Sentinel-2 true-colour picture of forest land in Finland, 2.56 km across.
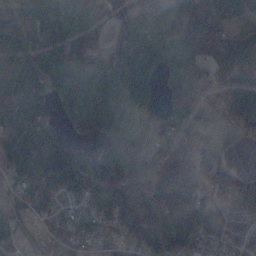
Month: November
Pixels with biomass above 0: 89%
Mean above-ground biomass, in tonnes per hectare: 120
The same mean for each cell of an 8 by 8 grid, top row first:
128 98 116 103 99 130 156 42
129 148 117 81 99 154 123 141
144 166 169 153 162 161 98 88
92 91 178 203 120 104 129 168
159 152 81 184 182 122 200 93
67 99 149 172 119 148 122 100
66 84 52 105 133 76 122 100
71 59 71 59 153 130 88 71
